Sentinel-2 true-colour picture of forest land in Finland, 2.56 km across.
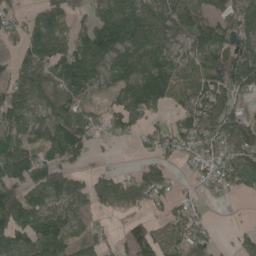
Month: May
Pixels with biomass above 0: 74%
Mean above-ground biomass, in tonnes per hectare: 86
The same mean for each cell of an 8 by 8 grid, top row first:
47 98 49 170 128 86 56 99
42 123 128 161 142 69 107 91
68 77 158 69 127 122 122 135
96 76 81 68 105 71 129 74
92 102 101 22 39 83 92 141
132 112 39 42 80 24 64 100
170 94 56 42 41 54 23 2
95 124 64 30 108 79 41 32
